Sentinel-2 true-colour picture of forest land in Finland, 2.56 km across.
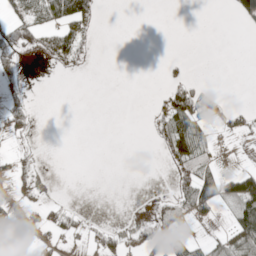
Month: May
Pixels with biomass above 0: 25%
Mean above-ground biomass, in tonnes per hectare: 19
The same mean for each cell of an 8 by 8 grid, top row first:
22 50 67 0 0 0 0 36
52 32 36 0 0 0 0 0
25 0 0 0 0 14 3 0
41 0 0 0 1 95 41 17
5 0 0 0 1 65 32 4
28 1 0 0 0 33 67 49
5 17 7 0 2 40 50 44
8 15 14 34 27 21 21 65
